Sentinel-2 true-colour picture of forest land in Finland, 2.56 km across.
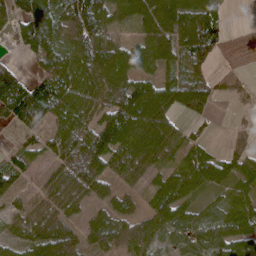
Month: April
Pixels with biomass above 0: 79%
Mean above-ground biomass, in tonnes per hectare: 78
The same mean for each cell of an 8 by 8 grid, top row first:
80 133 133 90 99 118 116 0
24 94 96 90 78 95 108 0
89 92 90 112 68 75 61 33
135 107 80 114 147 78 41 12
20 58 116 122 136 81 26 34
65 50 136 82 78 62 81 59
33 89 52 51 37 89 44 69
43 133 71 78 81 58 78 111
